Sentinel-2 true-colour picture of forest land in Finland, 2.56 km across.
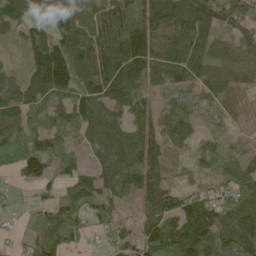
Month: June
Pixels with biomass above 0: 89%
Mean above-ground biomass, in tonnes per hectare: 68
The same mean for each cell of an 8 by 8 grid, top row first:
75 86 75 67 81 110 97 67
17 139 91 101 113 93 78 62
47 184 102 106 69 63 58 43
74 62 91 67 51 57 29 24
67 72 53 112 83 49 29 13
42 57 68 92 79 18 33 56
11 54 53 61 30 29 58 90
12 103 29 28 57 94 99 108
